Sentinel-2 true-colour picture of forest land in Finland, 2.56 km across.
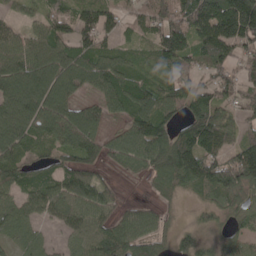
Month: May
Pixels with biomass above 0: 83%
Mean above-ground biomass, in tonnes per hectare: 92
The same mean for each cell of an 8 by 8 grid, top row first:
32 64 82 69 73 132 205 239
101 107 92 70 39 148 141 112
120 123 109 109 59 79 71 85
121 114 91 64 104 71 129 58
118 77 115 72 130 136 145 89
71 59 104 24 57 116 121 127
81 90 116 68 54 18 47 67
57 27 82 134 104 48 35 60
